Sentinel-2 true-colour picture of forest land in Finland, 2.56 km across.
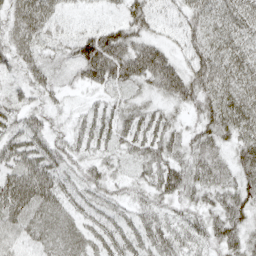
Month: April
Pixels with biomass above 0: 92%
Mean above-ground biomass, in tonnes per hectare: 43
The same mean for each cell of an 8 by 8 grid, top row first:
43 49 13 14 51 27 45 50
44 31 64 78 57 28 52 49
23 33 35 53 45 66 64 58
39 28 22 35 38 24 53 61
48 47 34 36 49 35 45 50
59 60 35 30 34 51 46 52
62 44 33 26 33 28 36 57
37 37 38 41 39 43 38 51
